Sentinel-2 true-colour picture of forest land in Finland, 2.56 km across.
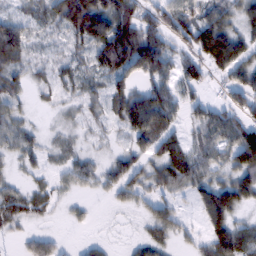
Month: February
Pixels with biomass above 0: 75%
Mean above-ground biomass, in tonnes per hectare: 52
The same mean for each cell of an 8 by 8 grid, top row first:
35 53 178 116 64 66 47 46
78 19 45 140 133 36 9 28
43 29 40 58 55 63 48 61
34 8 26 43 151 69 63 54
40 16 12 14 64 58 69 105
13 20 54 56 56 69 44 67
60 28 17 25 24 34 86 53
13 50 25 8 35 28 54 77
